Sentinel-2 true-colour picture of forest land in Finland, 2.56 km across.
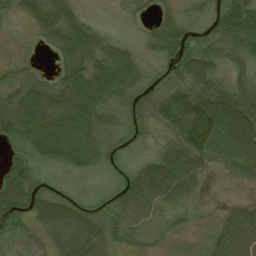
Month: August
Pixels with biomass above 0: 82%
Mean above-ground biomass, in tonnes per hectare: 45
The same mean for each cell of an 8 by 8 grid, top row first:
21 66 29 1 11 23 29 100
6 24 76 38 15 46 42 51
23 19 83 85 27 31 52 25
74 74 89 30 39 96 125 89
42 91 62 26 12 52 80 92
81 11 14 12 66 75 16 16
69 78 41 39 55 31 4 35
26 35 64 28 16 9 24 68
